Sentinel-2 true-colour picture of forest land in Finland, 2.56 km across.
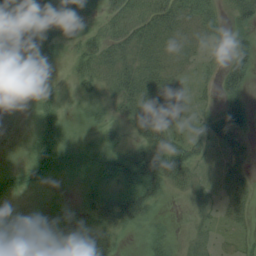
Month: August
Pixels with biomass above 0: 64%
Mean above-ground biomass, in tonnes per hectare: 23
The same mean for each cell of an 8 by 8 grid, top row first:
39 19 25 24 36 41 32 25
38 29 21 29 34 20 16 22
22 17 17 26 46 18 8 35
11 19 5 16 44 24 14 26
0 35 12 23 38 30 24 12
13 20 13 37 72 40 8 17
2 4 9 46 45 1 16 23
14 25 29 21 15 13 14 14
